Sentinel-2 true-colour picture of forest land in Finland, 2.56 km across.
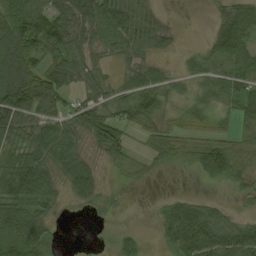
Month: August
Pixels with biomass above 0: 75%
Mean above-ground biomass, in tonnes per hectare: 49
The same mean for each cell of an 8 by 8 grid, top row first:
73 64 74 97 52 6 9 69
87 65 51 49 51 15 31 65
104 76 40 29 59 30 44 68
104 67 57 43 68 33 47 48
58 86 41 62 22 47 60 43
116 67 67 12 19 4 38 39
72 44 13 19 2 43 34 14
75 47 0 21 18 54 73 69
